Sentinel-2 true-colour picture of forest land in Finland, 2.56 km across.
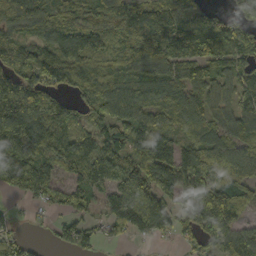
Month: October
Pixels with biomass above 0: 85%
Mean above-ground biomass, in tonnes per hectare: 108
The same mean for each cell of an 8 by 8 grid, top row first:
119 111 109 151 146 122 87 80
91 90 98 83 148 119 134 116
143 121 138 125 125 127 108 84
187 160 61 108 95 111 79 104
179 154 110 111 120 108 96 120
157 105 99 109 167 165 107 111
14 38 65 99 147 83 164 93
63 20 82 25 43 43 107 119
